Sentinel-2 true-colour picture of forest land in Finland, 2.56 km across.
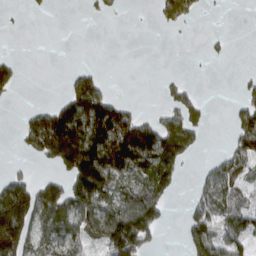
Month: March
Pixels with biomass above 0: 44%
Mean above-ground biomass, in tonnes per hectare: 63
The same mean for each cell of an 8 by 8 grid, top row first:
1 2 1 10 0 73 3 0
0 0 0 0 0 0 6 0
37 0 51 3 0 11 0 11
5 87 158 122 13 56 21 56
13 206 247 185 186 128 4 78
28 26 178 135 104 63 40 78
170 127 111 91 154 3 71 85
196 83 63 127 113 3 123 72
